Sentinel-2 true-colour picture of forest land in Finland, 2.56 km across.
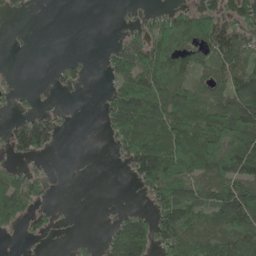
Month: May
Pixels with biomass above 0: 56%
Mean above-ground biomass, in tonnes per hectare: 74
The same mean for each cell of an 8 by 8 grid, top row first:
10 0 0 1 34 82 100 95
4 0 2 36 117 121 90 127
9 5 25 48 124 110 85 130
22 33 1 96 170 135 110 149
72 68 0 27 174 177 166 135
69 24 0 0 104 141 114 138
135 29 0 4 23 151 101 174
6 17 10 71 136 117 142 140
